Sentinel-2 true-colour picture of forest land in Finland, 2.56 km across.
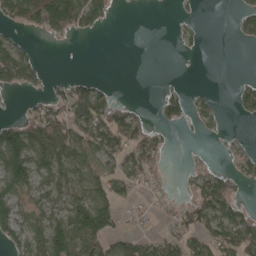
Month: April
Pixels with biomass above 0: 48%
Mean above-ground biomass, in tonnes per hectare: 46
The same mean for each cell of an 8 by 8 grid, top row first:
76 149 101 22 0 6 0 37
66 1 0 0 0 6 3 4
75 18 29 5 0 2 0 13
6 64 81 75 13 46 26 26
115 99 79 79 98 4 2 10
105 58 48 65 59 6 65 37
58 45 89 74 23 43 104 38
48 118 110 68 47 57 78 91
